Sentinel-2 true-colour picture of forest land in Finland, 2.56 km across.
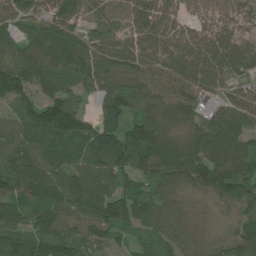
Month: June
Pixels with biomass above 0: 93%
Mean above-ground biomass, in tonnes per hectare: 85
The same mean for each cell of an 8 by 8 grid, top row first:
81 96 89 46 102 82 67 76
68 53 89 103 103 103 108 83
156 87 95 99 85 82 95 61
86 129 72 137 64 52 37 91
84 77 78 152 122 69 105 73
106 109 91 110 64 77 112 98
79 83 84 128 78 62 13 56
102 100 81 59 61 77 25 63
